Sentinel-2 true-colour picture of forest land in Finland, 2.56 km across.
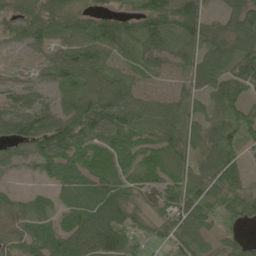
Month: June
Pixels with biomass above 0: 86%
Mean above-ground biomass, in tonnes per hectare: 68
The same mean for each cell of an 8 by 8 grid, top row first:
78 96 78 63 96 112 57 97
34 49 88 88 80 57 77 94
27 41 76 69 27 23 73 103
82 67 107 112 67 58 37 78
75 108 94 73 62 64 66 67
19 42 81 80 59 50 68 56
62 37 81 86 62 79 64 62
65 82 91 72 36 60 41 43
